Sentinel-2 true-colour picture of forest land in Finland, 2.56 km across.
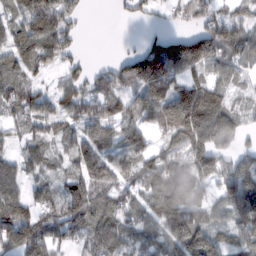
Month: February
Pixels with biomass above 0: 80%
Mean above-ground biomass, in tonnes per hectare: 78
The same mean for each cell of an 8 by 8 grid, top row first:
56 120 30 4 25 29 57 53
77 91 22 0 71 125 134 88
64 27 56 78 146 95 72 35
55 35 88 76 109 145 167 51
28 51 95 82 54 62 113 33
74 40 90 78 82 89 68 130
111 57 115 83 86 139 60 114
112 96 47 93 61 140 147 73
